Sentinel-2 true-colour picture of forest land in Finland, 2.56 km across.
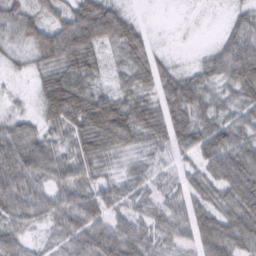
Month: February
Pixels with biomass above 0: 90%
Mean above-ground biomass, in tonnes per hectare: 46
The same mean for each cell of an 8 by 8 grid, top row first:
61 42 83 75 6 1 3 30
24 74 92 36 43 4 13 58
9 52 60 24 41 51 35 58
20 55 79 87 65 57 47 37
59 45 49 53 34 46 61 55
73 49 45 26 31 23 45 83
50 46 63 38 28 35 45 63
40 19 50 70 50 37 66 52
